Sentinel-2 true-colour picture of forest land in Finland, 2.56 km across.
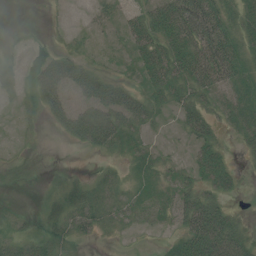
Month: July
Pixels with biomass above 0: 66%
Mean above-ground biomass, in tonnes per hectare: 26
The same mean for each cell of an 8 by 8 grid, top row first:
0 1 2 10 31 65 58 24
6 18 8 5 37 53 56 30
28 63 48 25 27 48 58 29
10 33 42 57 36 22 28 29
5 2 29 35 13 3 32 14
3 7 5 11 19 20 41 16
5 13 33 28 26 36 56 7
35 32 15 4 2 22 76 47
